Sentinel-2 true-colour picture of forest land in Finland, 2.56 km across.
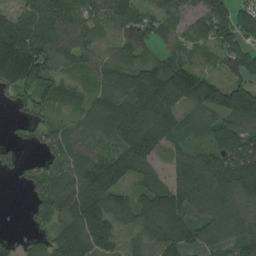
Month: August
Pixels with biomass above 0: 88%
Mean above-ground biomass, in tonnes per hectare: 92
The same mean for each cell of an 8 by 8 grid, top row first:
64 94 75 70 82 74 128 88
142 103 83 47 65 68 50 100
113 83 40 105 106 141 76 76
23 42 57 134 133 88 79 177
34 61 94 80 128 55 72 125
20 81 100 157 62 122 189 155
0 91 133 116 95 131 124 124
42 80 150 81 54 125 108 121
